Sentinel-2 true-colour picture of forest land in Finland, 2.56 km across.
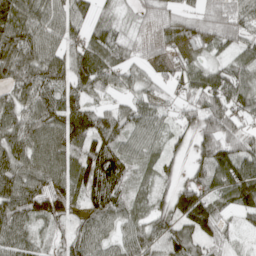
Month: April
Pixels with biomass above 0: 90%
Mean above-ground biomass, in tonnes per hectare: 71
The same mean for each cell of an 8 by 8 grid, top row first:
102 73 60 23 31 45 43 56
110 75 75 60 37 52 38 50
91 95 87 56 43 62 85 79
83 98 90 54 58 33 94 72
87 103 87 80 60 30 86 81
99 103 110 106 32 37 84 121
103 66 52 64 47 107 98 78
77 34 71 47 76 102 64 18
